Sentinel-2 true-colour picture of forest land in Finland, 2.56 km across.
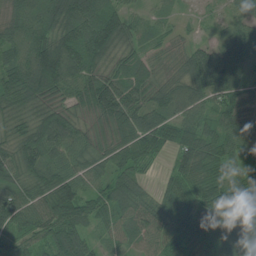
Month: July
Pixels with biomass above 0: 93%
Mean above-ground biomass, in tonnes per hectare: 72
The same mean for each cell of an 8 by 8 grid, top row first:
71 106 131 104 33 20 13 48
81 126 145 102 40 31 58 74
96 143 114 80 72 60 108 66
58 74 51 112 83 71 58 55
62 102 68 47 63 61 73 63
69 81 67 67 28 46 65 65
96 91 98 62 55 57 65 98
36 66 83 35 54 78 60 81
